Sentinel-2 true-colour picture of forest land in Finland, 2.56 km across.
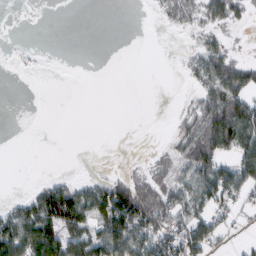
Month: February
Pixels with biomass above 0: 40%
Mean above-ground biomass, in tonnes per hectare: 28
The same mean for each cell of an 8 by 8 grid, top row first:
0 0 0 0 0 27 35 19
1 0 0 0 0 1 28 4
0 0 0 0 0 1 61 68
0 0 0 0 0 5 69 76
0 0 0 0 0 25 76 70
0 6 5 12 16 45 69 63
25 84 75 109 86 65 50 18
84 93 60 100 59 62 56 6
